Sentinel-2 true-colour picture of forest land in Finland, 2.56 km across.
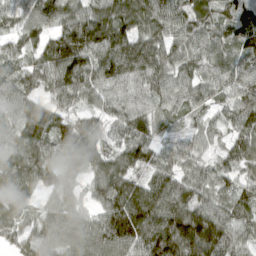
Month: April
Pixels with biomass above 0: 96%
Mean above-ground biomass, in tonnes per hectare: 91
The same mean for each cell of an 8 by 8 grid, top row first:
70 107 109 129 113 91 89 104
54 111 160 144 112 85 82 91
53 79 119 99 95 96 68 81
62 75 60 68 61 45 49 96
76 91 110 52 94 46 52 94
92 65 51 115 75 83 67 67
66 48 53 119 175 134 99 93
52 80 87 129 139 185 191 81
